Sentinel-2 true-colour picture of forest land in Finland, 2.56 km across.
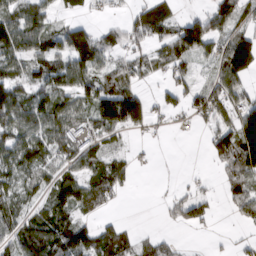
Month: March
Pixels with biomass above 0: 63%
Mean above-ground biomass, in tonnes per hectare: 55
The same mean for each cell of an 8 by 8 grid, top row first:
73 48 15 8 77 39 69 50
86 73 111 51 43 77 52 127
67 71 73 64 31 45 25 75
85 90 56 130 83 24 63 84
77 74 61 23 4 0 30 139
64 52 63 66 1 3 5 89
54 63 61 14 0 35 35 52
63 95 86 74 22 17 5 11
